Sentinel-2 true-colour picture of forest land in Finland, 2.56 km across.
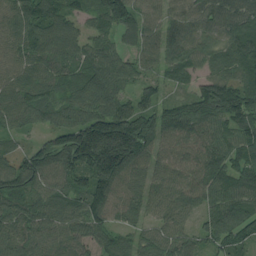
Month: August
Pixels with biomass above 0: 95%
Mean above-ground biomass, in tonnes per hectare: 91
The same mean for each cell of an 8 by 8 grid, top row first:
80 94 52 114 74 64 78 96
79 94 70 76 76 88 68 103
79 100 90 96 47 44 90 92
84 91 97 132 109 112 148 134
30 91 208 241 117 66 82 102
123 90 102 154 62 68 100 110
95 88 101 86 54 75 71 101
93 77 70 67 57 75 69 66
